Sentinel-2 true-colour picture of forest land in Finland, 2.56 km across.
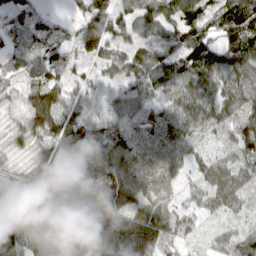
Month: March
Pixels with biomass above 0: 95%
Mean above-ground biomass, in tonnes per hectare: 70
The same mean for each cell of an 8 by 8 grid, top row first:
64 35 44 89 78 74 61 117
44 82 57 51 50 66 85 102
55 69 35 34 79 100 71 77
29 102 42 35 49 67 74 70
34 48 97 78 57 62 31 74
73 101 75 92 68 49 64 69
108 109 111 108 76 46 42 42
102 104 154 119 100 31 25 53
